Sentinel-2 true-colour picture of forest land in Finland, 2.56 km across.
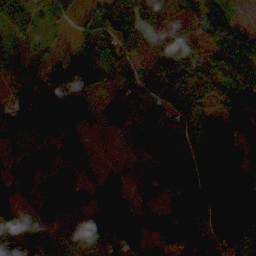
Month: October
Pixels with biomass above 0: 86%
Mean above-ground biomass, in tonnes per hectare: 71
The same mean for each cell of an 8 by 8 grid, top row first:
99 43 19 91 74 76 88 18
43 27 67 95 81 84 46 77
62 104 122 35 94 55 65 87
82 90 76 68 76 96 52 108
53 63 43 3 77 69 82 83
75 59 29 45 54 101 101 83
52 47 42 87 47 80 145 89
59 59 47 65 57 89 133 119
